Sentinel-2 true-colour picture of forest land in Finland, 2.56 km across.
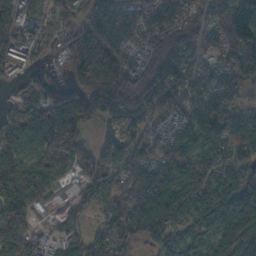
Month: November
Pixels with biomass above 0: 85%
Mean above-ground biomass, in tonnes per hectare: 100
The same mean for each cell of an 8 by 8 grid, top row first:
89 73 74 138 98 73 68 121
77 66 139 95 60 103 64 107
19 48 90 139 86 111 71 87
112 190 162 125 111 67 112 68
117 160 105 90 83 103 94 92
123 78 81 110 113 106 147 137
134 38 41 105 129 142 153 148
119 34 67 130 81 97 92 130
